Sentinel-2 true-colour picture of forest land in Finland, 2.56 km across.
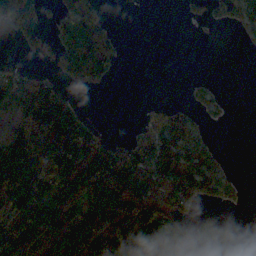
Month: October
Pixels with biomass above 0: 53%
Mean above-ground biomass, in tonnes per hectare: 68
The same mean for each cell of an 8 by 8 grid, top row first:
92 15 77 6 0 1 20 52
7 16 109 44 0 0 0 3
54 50 37 20 0 0 9 0
65 163 46 0 27 65 25 0
130 261 149 58 65 111 24 0
117 184 113 158 133 107 94 7
126 86 90 174 184 55 20 9
164 158 170 182 83 62 62 0
